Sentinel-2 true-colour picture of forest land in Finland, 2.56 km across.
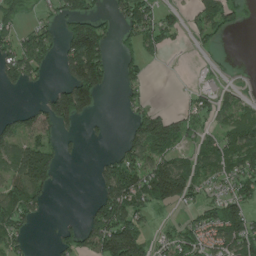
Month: June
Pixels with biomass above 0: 51%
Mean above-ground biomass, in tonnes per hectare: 72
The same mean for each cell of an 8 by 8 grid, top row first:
69 27 130 42 90 32 81 32
100 96 191 59 67 19 26 0
74 15 196 43 42 1 11 5
28 91 160 1 68 32 68 57
90 67 19 14 135 90 55 102
98 112 0 125 127 165 50 86
108 25 4 169 61 39 50 95
74 4 81 212 98 79 69 142
